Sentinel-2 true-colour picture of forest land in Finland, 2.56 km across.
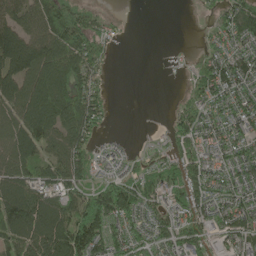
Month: June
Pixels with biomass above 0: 74%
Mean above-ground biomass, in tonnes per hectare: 81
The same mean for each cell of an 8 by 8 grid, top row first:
107 159 99 16 0 0 15 125
206 143 127 24 0 2 33 71
161 140 98 8 0 2 104 105
129 171 150 17 0 35 73 88
143 108 87 22 6 52 81 75
122 75 86 36 58 74 85 66
176 143 100 119 69 70 72 78
120 168 153 88 64 82 49 77
